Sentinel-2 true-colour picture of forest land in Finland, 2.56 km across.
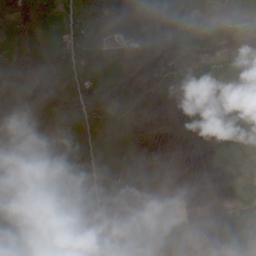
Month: May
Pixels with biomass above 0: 97%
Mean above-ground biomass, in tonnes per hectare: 48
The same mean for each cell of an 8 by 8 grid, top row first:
33 45 87 69 52 59 41 68
36 35 101 59 44 47 24 36
44 40 80 43 54 68 65 82
21 22 53 33 23 22 48 59
10 14 45 41 15 7 20 47
37 57 48 50 28 14 12 37
48 71 121 87 68 11 12 53
73 115 124 48 65 44 16 52
